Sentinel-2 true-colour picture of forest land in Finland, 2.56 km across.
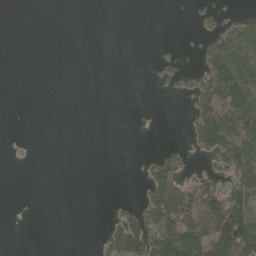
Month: May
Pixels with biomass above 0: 27%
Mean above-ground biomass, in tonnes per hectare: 36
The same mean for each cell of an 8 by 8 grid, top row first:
0 0 0 0 0 0 20 38
0 0 0 0 0 3 60 100
0 0 0 0 0 29 123 139
0 0 0 0 0 0 121 120
1 0 0 0 0 7 87 126
0 0 0 0 31 72 48 108
0 0 0 6 63 123 132 136
0 0 0 66 111 159 145 134
